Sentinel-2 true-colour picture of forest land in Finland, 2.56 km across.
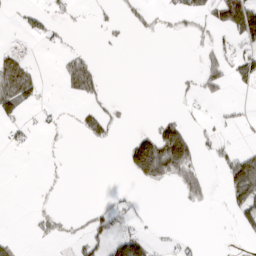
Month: March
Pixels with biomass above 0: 26%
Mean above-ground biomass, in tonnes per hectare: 26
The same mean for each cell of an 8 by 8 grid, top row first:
6 23 5 8 27 16 42 117
20 6 8 5 0 0 18 24
119 3 94 1 0 5 44 34
44 7 20 19 0 9 6 7
15 2 2 13 124 197 10 8
0 2 0 0 96 74 26 123
0 8 3 23 4 2 9 44
16 13 21 49 50 10 0 4
